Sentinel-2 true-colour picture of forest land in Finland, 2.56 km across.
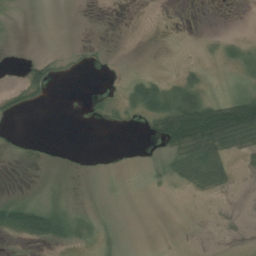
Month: July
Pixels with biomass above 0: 21%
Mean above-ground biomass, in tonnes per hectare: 12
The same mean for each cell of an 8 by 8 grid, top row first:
1 0 0 0 0 0 0 0
0 1 2 1 0 0 2 14
2 22 1 1 19 12 5 8
10 0 2 6 26 77 89 118
1 0 0 0 2 42 80 36
0 0 0 0 1 23 47 3
38 20 1 0 0 0 0 0
9 29 6 0 0 0 0 1
